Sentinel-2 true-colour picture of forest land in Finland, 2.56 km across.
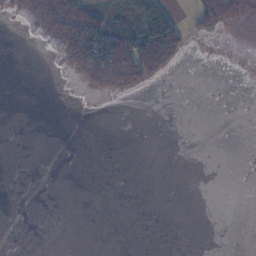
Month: November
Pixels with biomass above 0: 16%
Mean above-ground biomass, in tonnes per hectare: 15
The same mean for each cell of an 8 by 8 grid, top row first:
9 69 106 56 98 30 51 18
0 4 109 127 97 48 0 0
0 0 21 60 28 0 0 0
0 0 0 0 0 0 0 0
0 0 0 0 0 0 0 0
0 0 0 0 0 0 0 0
0 0 0 0 0 0 0 0
0 0 0 0 0 0 0 0
